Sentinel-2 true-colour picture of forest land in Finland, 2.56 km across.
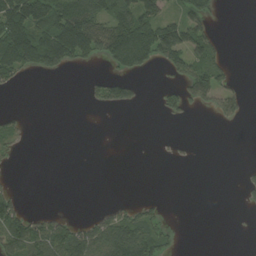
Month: August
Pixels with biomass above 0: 33%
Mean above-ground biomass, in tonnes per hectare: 47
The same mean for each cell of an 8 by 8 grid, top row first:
168 125 169 104 117 52 59 0
197 194 149 162 169 147 88 0
35 4 4 62 11 42 111 9
15 0 0 12 1 45 19 37
24 0 0 0 0 2 0 0
3 0 0 0 0 0 0 11
72 9 0 28 37 0 0 6
104 94 94 123 106 18 0 0
